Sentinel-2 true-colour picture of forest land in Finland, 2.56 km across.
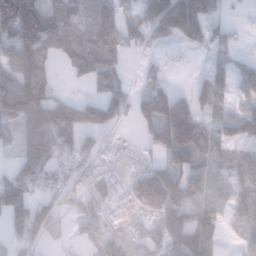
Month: January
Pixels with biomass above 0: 72%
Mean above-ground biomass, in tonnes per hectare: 87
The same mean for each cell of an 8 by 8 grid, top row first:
245 151 88 98 108 207 86 10
116 119 112 88 55 36 53 21
140 69 40 64 34 10 91 69
130 155 124 103 82 140 60 70
58 127 109 41 37 103 86 75
101 82 73 102 65 78 51 103
128 77 73 95 65 100 64 99
67 42 21 124 73 110 103 61
